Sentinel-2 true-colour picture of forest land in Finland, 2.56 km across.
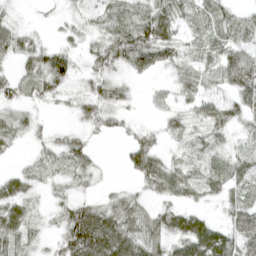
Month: April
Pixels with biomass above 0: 78%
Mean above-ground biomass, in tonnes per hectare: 35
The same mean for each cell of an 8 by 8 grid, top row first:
10 5 16 30 37 43 36 23
40 32 20 51 68 37 32 53
28 56 21 32 11 28 34 80
31 6 25 29 6 30 40 49
19 23 32 3 40 13 24 19
27 27 35 3 49 43 26 30
43 18 53 45 31 35 11 43
47 20 96 82 60 44 67 72
